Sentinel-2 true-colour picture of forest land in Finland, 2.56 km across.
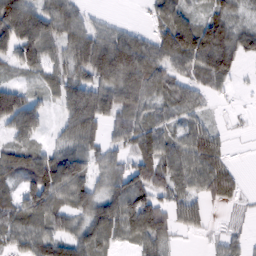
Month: February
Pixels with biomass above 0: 81%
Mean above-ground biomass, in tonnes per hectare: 67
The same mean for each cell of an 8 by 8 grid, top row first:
124 88 53 9 10 81 55 34
85 59 83 114 78 118 127 71
27 45 79 114 105 60 64 14
133 29 120 80 61 51 24 10
67 30 69 48 85 69 79 3
71 128 91 64 85 80 81 21
81 107 75 97 123 66 33 17
68 92 81 61 76 18 13 27
